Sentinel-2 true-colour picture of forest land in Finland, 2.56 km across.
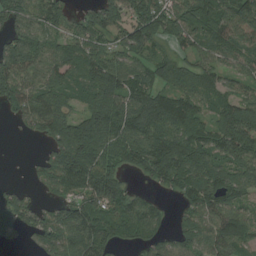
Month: August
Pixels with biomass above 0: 83%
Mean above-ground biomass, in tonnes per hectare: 91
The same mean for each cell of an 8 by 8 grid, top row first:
93 87 45 98 110 95 107 124
111 78 88 69 83 48 76 95
105 85 87 130 84 71 63 61
54 130 77 140 114 128 62 123
1 68 213 112 114 130 114 145
0 86 143 104 48 110 139 82
98 46 99 114 86 29 110 74
26 103 124 71 65 60 78 78
